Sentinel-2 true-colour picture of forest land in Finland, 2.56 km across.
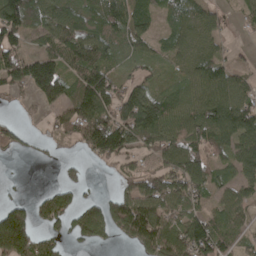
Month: April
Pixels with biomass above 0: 72%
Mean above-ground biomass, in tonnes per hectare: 80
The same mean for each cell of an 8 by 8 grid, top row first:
151 87 86 94 59 62 55 20
90 65 108 72 43 59 56 10
111 213 89 68 44 38 100 43
10 42 136 105 150 76 102 102
50 19 72 172 81 102 94 89
2 0 23 19 106 139 83 51
90 81 62 100 138 80 54 79
252 52 51 37 111 133 130 37
